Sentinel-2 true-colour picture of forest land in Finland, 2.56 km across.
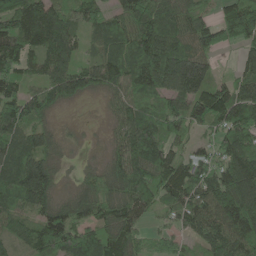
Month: May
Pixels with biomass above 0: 88%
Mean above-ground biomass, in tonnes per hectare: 105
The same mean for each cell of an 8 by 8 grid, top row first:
128 122 85 82 152 101 63 175
155 114 64 118 155 111 99 62
101 93 99 99 152 149 97 67
133 62 2 42 102 107 147 140
126 70 14 44 164 73 49 106
140 116 37 80 120 140 115 171
91 114 104 115 89 87 135 198
63 140 145 130 62 52 108 137
